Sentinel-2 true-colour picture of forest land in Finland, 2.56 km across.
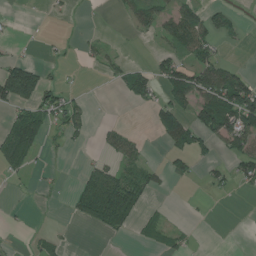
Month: July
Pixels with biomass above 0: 34%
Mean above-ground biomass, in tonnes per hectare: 35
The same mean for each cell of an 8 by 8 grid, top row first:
2 4 2 3 41 62 39 11
6 6 13 12 1 49 56 6
153 27 3 16 60 92 85 68
51 62 35 1 6 89 100 153
97 24 8 33 14 52 46 52
18 7 22 69 49 38 21 45
2 2 73 166 36 1 1 0
2 21 1 6 22 28 0 0
